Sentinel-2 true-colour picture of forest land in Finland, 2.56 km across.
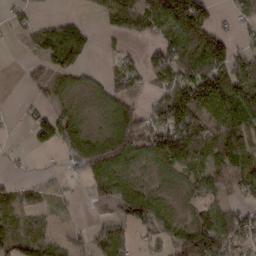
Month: February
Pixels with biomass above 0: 67%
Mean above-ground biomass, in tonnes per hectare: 64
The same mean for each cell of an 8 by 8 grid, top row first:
20 11 15 79 116 161 75 44
8 111 83 9 21 113 136 46
1 54 32 41 42 94 144 111
2 42 29 85 55 149 95 99
3 49 104 133 103 152 101 99
13 7 30 108 24 67 70 76
37 18 4 34 142 21 50 45
63 45 22 113 25 65 103 69
